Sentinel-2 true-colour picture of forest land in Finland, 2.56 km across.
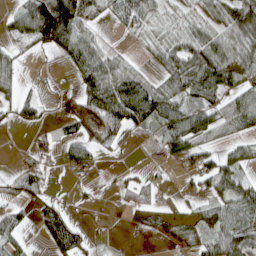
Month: April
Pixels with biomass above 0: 59%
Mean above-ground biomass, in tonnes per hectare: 48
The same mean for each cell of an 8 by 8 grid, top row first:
45 178 97 35 58 31 54 99
33 62 77 19 17 63 90 78
36 3 51 94 53 71 94 53
38 11 46 111 98 76 63 81
2 18 60 27 6 62 37 33
39 25 20 8 15 12 60 51
35 56 8 4 44 12 31 74
37 56 58 1 8 36 47 85
